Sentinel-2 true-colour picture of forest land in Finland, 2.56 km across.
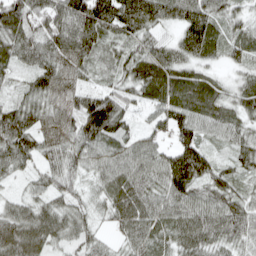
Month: April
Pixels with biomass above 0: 95%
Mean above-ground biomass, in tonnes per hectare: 72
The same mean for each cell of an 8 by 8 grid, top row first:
110 99 118 114 111 75 91 46
94 96 92 49 69 79 78 57
38 84 48 44 89 79 54 41
84 65 102 123 29 84 73 56
94 59 79 68 53 74 38 58
35 56 50 78 80 128 80 49
54 62 52 68 88 77 80 71
105 74 53 27 71 69 75 57
